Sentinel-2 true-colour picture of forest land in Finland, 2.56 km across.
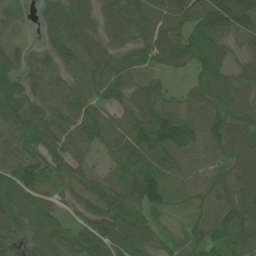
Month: June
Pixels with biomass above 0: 95%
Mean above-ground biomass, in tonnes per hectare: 89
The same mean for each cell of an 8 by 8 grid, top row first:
50 66 99 95 108 107 142 147
51 67 107 74 95 121 125 45
109 86 69 109 61 20 102 84
114 88 92 64 102 85 95 95
76 102 82 82 121 116 87 97
118 79 63 60 123 78 73 91
105 78 53 118 89 39 75 103
62 101 95 105 89 37 97 119
